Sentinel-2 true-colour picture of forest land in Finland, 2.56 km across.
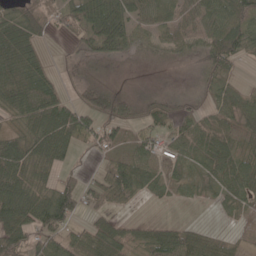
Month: May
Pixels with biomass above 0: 75%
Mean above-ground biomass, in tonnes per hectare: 46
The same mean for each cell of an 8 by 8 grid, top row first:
43 51 70 99 45 39 58 57
82 11 25 62 24 36 62 67
73 43 24 17 6 5 33 20
38 73 58 70 39 40 34 49
50 77 35 33 38 45 78 46
65 38 18 62 64 33 42 67
78 97 50 34 5 7 6 30
73 55 49 65 42 63 44 11
